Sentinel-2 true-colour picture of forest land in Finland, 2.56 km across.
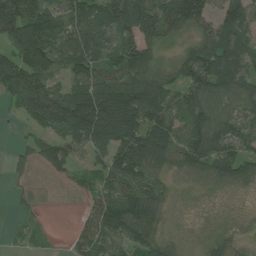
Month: July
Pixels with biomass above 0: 82%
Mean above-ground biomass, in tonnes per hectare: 73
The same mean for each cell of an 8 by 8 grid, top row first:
127 88 93 124 135 117 71 92
92 123 88 75 98 28 88 89
91 75 80 78 104 69 110 80
25 96 132 162 136 86 77 65
14 58 87 131 175 97 85 75
18 19 26 86 93 38 55 72
13 4 12 104 107 15 12 11
6 8 44 77 81 26 36 22
